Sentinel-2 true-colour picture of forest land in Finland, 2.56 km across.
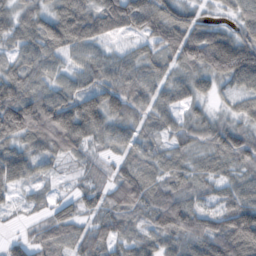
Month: October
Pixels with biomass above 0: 88%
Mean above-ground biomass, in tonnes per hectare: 62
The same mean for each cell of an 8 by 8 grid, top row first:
51 59 95 108 106 79 21 51
46 85 65 24 35 96 146 122
82 48 48 69 58 51 53 83
144 121 113 71 47 48 27 38
70 83 62 42 47 42 53 74
36 20 18 41 66 42 31 37
12 34 37 59 61 71 31 84
29 63 57 59 50 56 92 137
